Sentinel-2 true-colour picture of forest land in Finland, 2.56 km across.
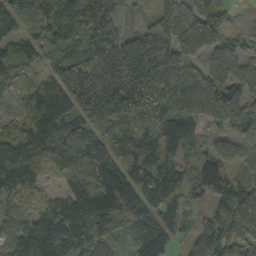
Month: October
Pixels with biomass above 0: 96%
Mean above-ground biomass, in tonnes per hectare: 114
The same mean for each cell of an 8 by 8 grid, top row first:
142 105 112 91 36 115 110 10
96 83 79 193 230 172 88 73
69 79 138 127 214 165 118 109
58 141 102 138 109 128 107 143
112 122 139 106 132 90 47 67
131 50 160 144 147 106 119 69
52 81 160 149 115 92 58 180
101 183 139 68 114 59 124 194
